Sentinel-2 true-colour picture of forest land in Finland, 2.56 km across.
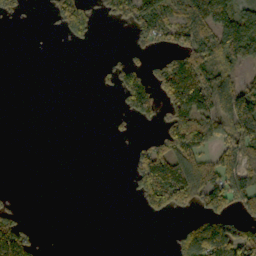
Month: October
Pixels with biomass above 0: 38%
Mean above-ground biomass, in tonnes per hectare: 59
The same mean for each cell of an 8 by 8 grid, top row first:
32 20 125 71 117 62 147 128
0 0 12 2 36 81 104 142
0 0 0 44 116 188 113 56
0 0 0 10 106 123 89 169
0 0 0 4 32 135 62 98
0 0 0 0 126 170 100 68
37 0 0 0 44 79 91 57
196 1 0 0 0 52 195 143
